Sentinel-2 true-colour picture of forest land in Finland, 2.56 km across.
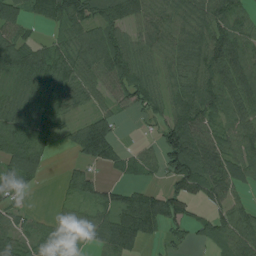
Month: August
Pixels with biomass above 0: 77%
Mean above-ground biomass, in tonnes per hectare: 64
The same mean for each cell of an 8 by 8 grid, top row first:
62 59 96 81 61 74 86 56
71 47 80 108 58 68 106 68
40 62 73 70 82 56 105 97
66 43 26 44 44 81 81 70
82 34 68 75 18 135 88 75
93 14 58 12 30 95 106 63
39 7 40 65 112 68 50 48
46 40 19 75 55 24 41 81
